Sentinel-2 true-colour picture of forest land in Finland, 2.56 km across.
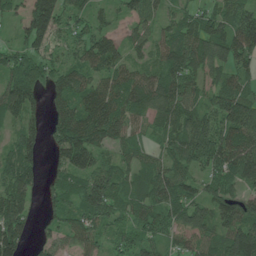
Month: June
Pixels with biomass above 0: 89%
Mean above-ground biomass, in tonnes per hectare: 86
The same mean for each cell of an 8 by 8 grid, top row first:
55 143 55 35 67 49 73 97
46 61 68 73 53 105 113 122
107 71 76 99 96 113 66 79
75 51 114 123 91 99 97 153
79 49 148 72 49 90 157 121
120 37 97 90 77 86 78 95
95 41 95 90 84 102 88 93
103 51 62 50 71 57 76 160
